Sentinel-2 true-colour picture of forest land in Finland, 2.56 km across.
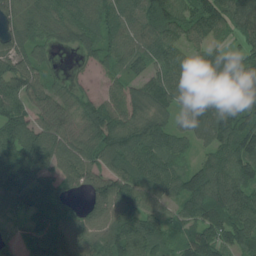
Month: July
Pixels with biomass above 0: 91%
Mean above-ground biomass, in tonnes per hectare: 92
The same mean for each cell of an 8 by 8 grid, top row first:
70 84 94 83 94 96 111 114
67 50 62 75 80 82 66 67
119 47 20 37 70 113 107 111
117 90 78 88 79 81 146 128
125 132 83 104 106 60 75 130
127 91 96 110 95 79 113 120
86 87 47 120 108 59 108 128
56 150 96 99 123 54 112 84
